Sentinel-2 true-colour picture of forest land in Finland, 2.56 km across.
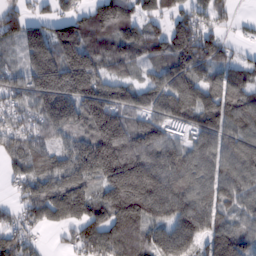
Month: February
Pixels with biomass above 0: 87%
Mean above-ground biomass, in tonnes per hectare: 128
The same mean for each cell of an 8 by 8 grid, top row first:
101 77 85 134 119 84 105 20
71 202 146 111 132 178 160 35
103 207 202 130 71 156 101 107
118 175 146 176 99 138 136 143
124 112 143 234 128 86 99 115
79 143 176 200 209 128 103 114
66 149 146 195 187 127 114 85
133 17 119 198 150 136 112 113
